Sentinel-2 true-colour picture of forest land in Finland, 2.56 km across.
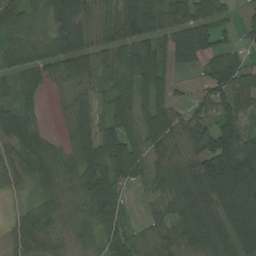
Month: August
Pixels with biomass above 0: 86%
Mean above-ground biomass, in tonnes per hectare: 74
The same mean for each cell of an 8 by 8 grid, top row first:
79 81 91 53 114 65 70 27
70 75 99 72 96 94 90 42
60 52 72 74 91 35 69 90
66 9 61 64 75 50 58 95
68 46 82 106 79 53 103 137
42 58 82 102 60 82 142 167
20 61 46 94 13 68 96 169
60 56 39 68 42 55 94 131
